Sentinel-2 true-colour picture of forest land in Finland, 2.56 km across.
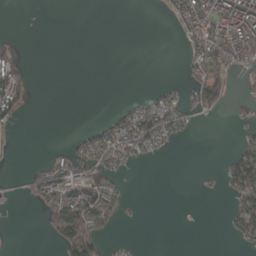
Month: April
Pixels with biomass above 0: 30%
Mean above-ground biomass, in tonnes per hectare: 37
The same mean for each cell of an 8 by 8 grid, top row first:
0 0 0 0 0 55 114 162
23 0 0 0 0 1 120 141
97 0 0 0 0 10 110 27
57 0 0 15 94 90 36 18
7 3 42 95 91 22 0 29
6 88 83 70 0 0 2 108
6 70 112 76 2 0 0 67
0 12 154 18 1 0 0 30
